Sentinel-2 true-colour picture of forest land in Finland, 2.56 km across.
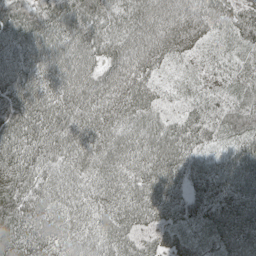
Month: May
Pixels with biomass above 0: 99%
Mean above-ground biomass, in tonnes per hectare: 58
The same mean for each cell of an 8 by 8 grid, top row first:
80 71 77 56 66 68 62 57
67 72 67 62 60 52 21 41
69 61 65 56 45 16 24 37
79 69 65 59 56 30 46 67
72 62 60 66 56 71 43 56
67 50 54 58 57 65 68 72
72 49 51 57 61 56 61 74
62 43 48 59 39 53 47 84
